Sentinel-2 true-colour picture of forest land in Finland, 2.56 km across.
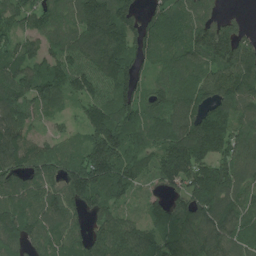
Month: July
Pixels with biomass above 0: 91%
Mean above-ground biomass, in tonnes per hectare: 120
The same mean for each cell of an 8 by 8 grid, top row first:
87 85 120 189 86 100 106 26
90 84 123 156 116 91 165 148
132 119 115 153 70 89 114 152
103 76 57 162 115 126 146 107
136 77 85 220 110 160 187 112
117 121 205 211 89 154 191 123
114 119 99 115 60 103 155 102
134 98 85 149 116 120 134 94
